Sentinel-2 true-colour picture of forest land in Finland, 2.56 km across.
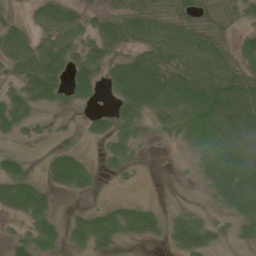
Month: June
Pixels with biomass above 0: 67%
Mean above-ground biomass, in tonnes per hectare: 44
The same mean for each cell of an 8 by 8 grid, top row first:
15 49 35 45 65 49 42 36
59 54 46 51 52 72 62 35
33 89 63 55 114 79 78 68
66 18 12 42 55 54 85 85
13 10 11 26 7 12 43 77
70 41 63 7 2 3 52 98
54 37 12 28 28 10 10 68
25 36 29 37 22 44 46 28
